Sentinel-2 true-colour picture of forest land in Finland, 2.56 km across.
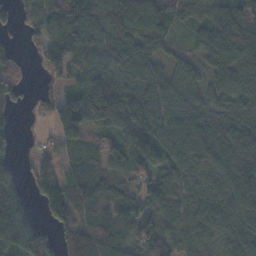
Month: November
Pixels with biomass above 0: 87%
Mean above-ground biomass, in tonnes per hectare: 93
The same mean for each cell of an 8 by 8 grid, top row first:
50 98 118 140 149 91 71 122
39 51 108 105 86 38 95 131
110 35 56 100 101 81 62 85
56 47 140 89 104 116 104 101
40 22 94 78 108 102 117 118
95 88 74 82 71 117 105 114
145 85 84 85 79 94 112 112
155 128 130 89 79 92 76 105
